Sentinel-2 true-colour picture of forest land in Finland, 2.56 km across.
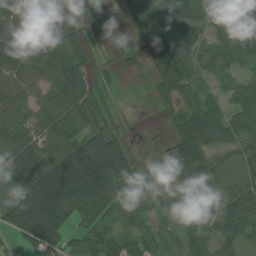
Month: August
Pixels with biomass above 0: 84%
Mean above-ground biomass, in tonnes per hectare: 61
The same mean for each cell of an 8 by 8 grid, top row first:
86 74 19 34 40 63 54 68
87 67 38 19 32 83 40 66
73 81 72 10 4 67 52 45
69 79 83 11 1 41 70 74
77 77 101 69 10 51 58 51
79 139 161 99 25 48 73 73
99 137 66 45 40 43 76 75
30 122 39 30 35 36 61 50
